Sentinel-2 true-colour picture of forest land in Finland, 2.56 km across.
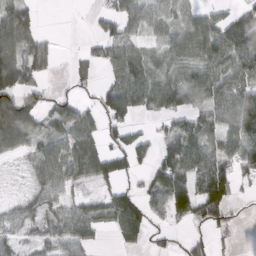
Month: March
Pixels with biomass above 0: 67%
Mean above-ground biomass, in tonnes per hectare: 59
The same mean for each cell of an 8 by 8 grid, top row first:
91 0 0 44 68 48 45 53
97 39 9 51 43 62 79 98
99 20 24 36 94 84 90 82
164 55 55 85 62 96 72 119
69 56 87 32 37 80 65 101
10 76 56 60 24 95 132 59
30 45 44 84 65 81 112 12
35 39 49 12 30 14 30 5
